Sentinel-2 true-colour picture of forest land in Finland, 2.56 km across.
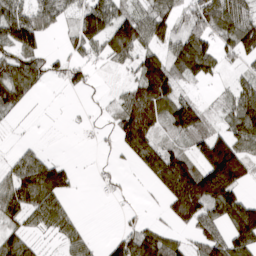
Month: March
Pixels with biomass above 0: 66%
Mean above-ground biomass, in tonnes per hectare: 71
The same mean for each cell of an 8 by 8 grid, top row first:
97 69 69 112 84 70 143 105
118 35 51 85 78 89 100 98
119 46 35 5 116 84 51 32
31 1 4 37 156 121 39 96
10 4 2 19 127 45 114 96
79 117 11 13 37 172 163 115
85 91 7 1 7 93 113 124
83 15 51 28 116 42 89 115
